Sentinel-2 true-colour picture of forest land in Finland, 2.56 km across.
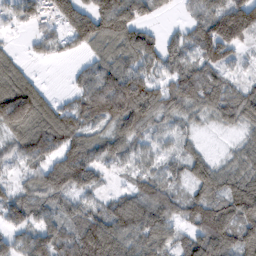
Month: February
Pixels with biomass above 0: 83%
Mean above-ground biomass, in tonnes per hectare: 83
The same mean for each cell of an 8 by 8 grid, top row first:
34 48 116 153 66 13 111 192
15 42 44 91 114 62 133 62
104 10 44 125 91 79 99 36
184 104 92 126 115 62 68 93
72 124 103 74 43 31 12 39
31 104 121 21 60 46 94 75
86 66 60 72 114 69 107 116
56 114 119 145 99 61 133 97
